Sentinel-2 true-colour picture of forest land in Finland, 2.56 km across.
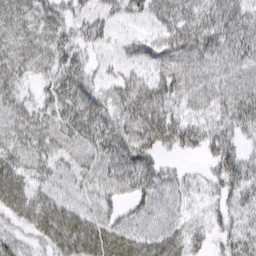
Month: March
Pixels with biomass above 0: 89%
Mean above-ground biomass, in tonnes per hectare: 37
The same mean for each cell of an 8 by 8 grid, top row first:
32 34 32 31 33 47 42 49
35 35 31 22 37 53 49 47
29 25 42 29 33 47 39 43
32 32 46 40 49 29 33 52
32 34 38 43 46 33 39 34
39 28 29 37 43 20 22 60
39 42 32 34 37 26 20 40
23 37 55 53 40 37 25 39
